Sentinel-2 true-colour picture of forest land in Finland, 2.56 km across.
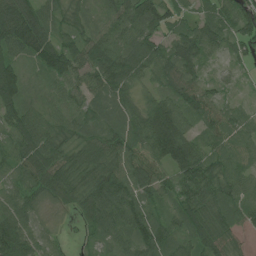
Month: July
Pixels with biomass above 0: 94%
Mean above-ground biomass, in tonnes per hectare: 75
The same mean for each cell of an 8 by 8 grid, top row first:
127 64 54 68 112 49 66 101
94 99 81 86 91 92 77 48
117 56 61 106 47 81 39 20
80 52 57 72 80 122 56 41
81 93 64 80 91 195 61 61
56 87 55 96 73 77 85 68
73 25 59 112 82 60 90 75
121 40 13 73 93 72 85 33
